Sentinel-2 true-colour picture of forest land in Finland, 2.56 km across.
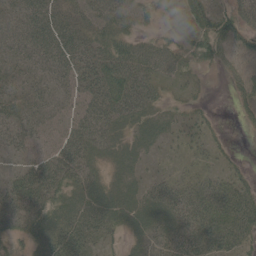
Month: May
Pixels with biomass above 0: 78%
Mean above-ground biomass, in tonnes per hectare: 33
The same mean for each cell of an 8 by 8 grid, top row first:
31 46 38 50 23 17 38 47
35 43 42 46 33 27 44 32
25 29 41 56 40 18 3 29
34 25 32 46 37 17 10 14
24 25 49 33 27 14 18 1
26 49 39 27 19 14 18 21
49 43 46 49 41 41 49 55
27 51 56 16 28 41 48 34
